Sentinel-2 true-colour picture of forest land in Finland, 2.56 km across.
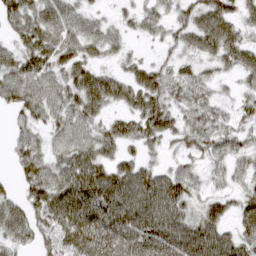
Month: March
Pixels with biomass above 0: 84%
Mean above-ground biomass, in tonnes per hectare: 47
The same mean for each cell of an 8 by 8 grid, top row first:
52 60 46 16 39 34 66 39
37 60 51 34 8 27 49 59
62 50 55 45 51 43 30 26
32 47 53 27 60 36 42 30
32 31 56 42 38 22 48 35
23 56 79 64 60 51 31 30
44 61 80 81 78 57 35 25
42 37 71 80 78 76 70 43
